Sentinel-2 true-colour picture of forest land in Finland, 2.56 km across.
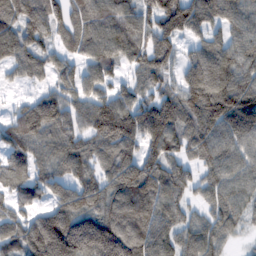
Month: February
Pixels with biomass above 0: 87%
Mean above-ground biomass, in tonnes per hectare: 116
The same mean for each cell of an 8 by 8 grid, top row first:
133 140 108 136 107 164 106 108
118 75 94 123 103 82 94 115
37 59 97 79 77 71 181 134
65 171 98 157 146 144 176 199
99 93 99 129 117 97 131 131
66 90 100 116 158 111 84 127
69 95 142 129 133 105 77 102
104 226 220 221 135 102 110 27
